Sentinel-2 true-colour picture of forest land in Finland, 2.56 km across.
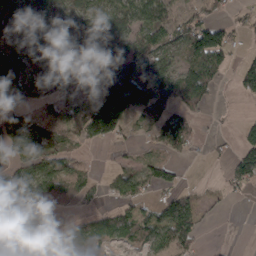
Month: March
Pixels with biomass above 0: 64%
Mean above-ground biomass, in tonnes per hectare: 69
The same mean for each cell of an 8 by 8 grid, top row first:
99 88 106 106 98 62 56 17
97 94 129 118 88 48 191 25
110 116 83 110 104 113 131 68
46 44 66 174 62 61 20 3
76 84 51 36 16 73 15 60
87 104 81 44 66 38 1 85
53 59 32 44 51 124 19 2
29 59 64 58 58 108 4 0
